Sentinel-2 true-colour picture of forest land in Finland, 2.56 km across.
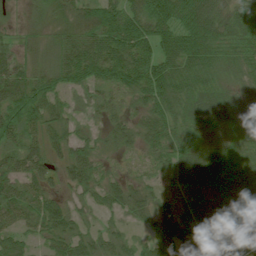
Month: July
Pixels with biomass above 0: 91%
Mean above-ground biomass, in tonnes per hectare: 56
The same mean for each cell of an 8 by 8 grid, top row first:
10 27 54 72 70 76 76 66
26 26 75 87 81 81 73 50
79 45 60 67 90 80 48 33
86 59 14 39 57 70 77 47
56 53 42 31 47 59 83 65
64 43 60 23 29 55 103 68
74 68 22 41 43 36 64 67
53 41 50 37 28 45 57 53
